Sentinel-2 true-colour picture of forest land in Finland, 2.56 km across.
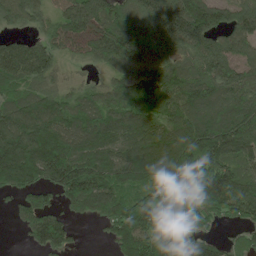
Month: May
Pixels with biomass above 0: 88%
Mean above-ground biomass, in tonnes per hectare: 156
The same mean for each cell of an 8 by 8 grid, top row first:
127 85 190 168 203 264 213 163
113 110 108 168 171 164 189 138
140 104 37 87 121 158 193 174
160 186 152 145 134 154 178 189
212 264 159 149 153 193 259 203
196 187 271 170 171 208 257 143
71 132 148 182 171 87 154 147
9 185 13 85 180 161 101 72
